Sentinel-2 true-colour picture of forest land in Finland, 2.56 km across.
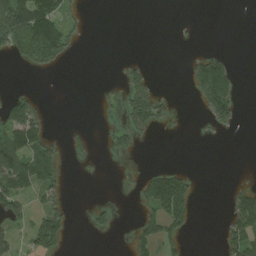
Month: August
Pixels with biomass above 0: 26%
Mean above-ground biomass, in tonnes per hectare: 40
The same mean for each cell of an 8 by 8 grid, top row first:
189 157 24 0 0 2 0 0
81 164 12 0 0 3 12 0
0 0 0 4 57 0 160 25
84 22 0 6 139 21 64 26
126 72 22 41 11 0 2 0
124 74 4 2 35 57 0 4
75 63 1 28 51 111 0 85
44 87 0 1 59 49 0 90
